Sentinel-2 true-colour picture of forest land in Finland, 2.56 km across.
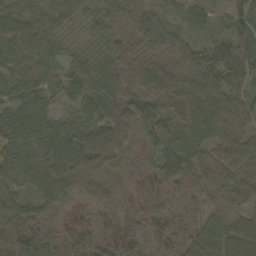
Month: October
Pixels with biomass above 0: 90%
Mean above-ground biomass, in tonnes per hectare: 67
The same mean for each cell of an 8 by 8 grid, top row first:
76 86 47 52 63 28 26 60
95 64 34 67 61 74 55 77
70 64 71 89 78 84 77 68
69 52 61 101 96 67 99 76
83 97 131 116 34 62 89 84
82 119 133 42 11 100 82 83
77 56 14 25 6 11 33 50
102 56 57 22 25 15 101 92
